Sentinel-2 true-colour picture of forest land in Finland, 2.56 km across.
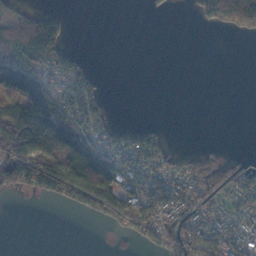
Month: November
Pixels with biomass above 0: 46%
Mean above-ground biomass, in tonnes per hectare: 51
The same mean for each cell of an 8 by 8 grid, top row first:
41 66 0 0 3 1 52 84
74 126 8 0 0 0 0 0
93 58 93 0 0 0 0 0
98 132 103 15 0 0 0 0
148 130 72 79 109 3 10 0
118 166 138 94 97 58 130 62
0 1 73 112 102 82 66 54
0 0 0 2 45 112 108 62
